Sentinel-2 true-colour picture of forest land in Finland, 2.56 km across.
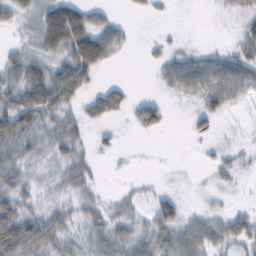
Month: February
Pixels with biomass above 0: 65%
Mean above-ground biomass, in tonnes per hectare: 30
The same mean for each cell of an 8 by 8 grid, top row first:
28 61 55 16 5 1 1 23
21 54 82 43 4 10 10 28
48 68 55 7 0 39 53 54
73 58 23 36 37 1 28 4
50 37 29 11 1 0 7 7
42 25 34 2 3 2 9 14
57 29 28 21 21 31 13 8
101 61 26 46 37 48 45 36
